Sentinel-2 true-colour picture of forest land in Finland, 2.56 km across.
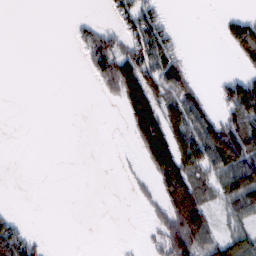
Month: February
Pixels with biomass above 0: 37%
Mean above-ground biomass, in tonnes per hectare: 42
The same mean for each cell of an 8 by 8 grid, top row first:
0 0 6 26 74 3 0 29
0 0 35 81 93 36 0 79
0 0 1 103 125 84 2 59
0 0 0 1 142 78 49 96
0 0 0 0 112 117 124 125
0 0 0 0 19 152 57 112
3 0 0 0 18 130 56 84
87 6 0 0 8 127 83 77
